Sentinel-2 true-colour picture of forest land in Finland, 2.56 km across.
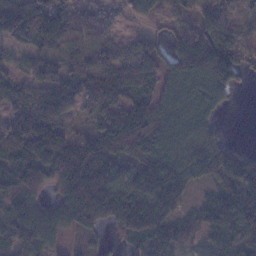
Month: January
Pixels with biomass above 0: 84%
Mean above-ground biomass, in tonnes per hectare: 86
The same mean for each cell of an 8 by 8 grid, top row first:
151 163 62 29 48 64 73 51
53 65 90 54 66 93 180 76
56 78 96 126 93 80 111 60
78 129 56 84 110 83 57 3
155 178 96 103 70 77 65 20
113 103 171 120 99 87 81 166
77 54 139 94 105 62 61 162
53 62 28 18 76 65 31 122
